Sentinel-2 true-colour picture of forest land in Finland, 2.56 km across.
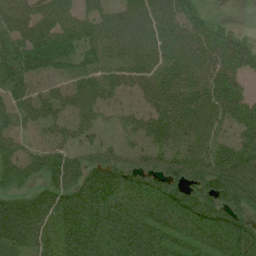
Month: July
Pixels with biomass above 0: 90%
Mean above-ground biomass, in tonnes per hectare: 63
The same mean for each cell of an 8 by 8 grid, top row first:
54 60 50 49 62 56 19 1
70 73 63 62 63 64 60 54
76 49 53 54 58 69 62 38
61 54 54 35 47 72 66 53
53 51 45 32 38 46 53 67
51 56 73 78 72 73 90 97
80 82 100 80 79 92 70 58
86 66 106 71 95 72 77 89
